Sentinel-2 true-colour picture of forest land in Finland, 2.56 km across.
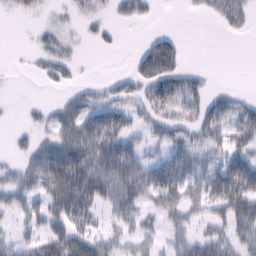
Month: February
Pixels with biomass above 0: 55%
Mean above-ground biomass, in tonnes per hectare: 29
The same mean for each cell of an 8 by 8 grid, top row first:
7 6 18 14 17 0 13 25
1 22 5 6 21 29 0 0
0 18 8 12 43 44 11 0
1 16 40 44 28 32 36 32
10 28 56 57 27 38 35 33
28 57 63 69 59 60 39 73
27 36 53 38 39 43 36 64
21 41 43 30 32 22 37 40
